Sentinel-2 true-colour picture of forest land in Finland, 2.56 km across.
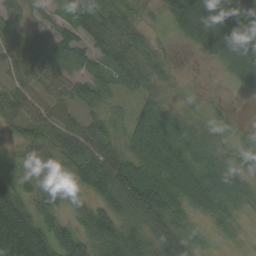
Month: August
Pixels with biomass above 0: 88%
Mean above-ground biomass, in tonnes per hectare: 64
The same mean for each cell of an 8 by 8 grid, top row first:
40 27 61 57 20 88 127 80
50 61 69 77 46 6 58 131
48 52 48 37 58 22 2 48
61 53 40 33 73 43 19 8
33 57 74 56 108 101 48 43
58 50 69 108 113 122 81 51
119 72 48 74 115 72 64 33
181 114 78 95 71 98 17 10
